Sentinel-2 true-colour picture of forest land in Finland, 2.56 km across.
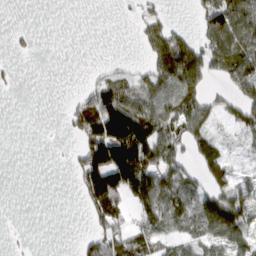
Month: March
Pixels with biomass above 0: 37%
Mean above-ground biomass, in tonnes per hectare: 41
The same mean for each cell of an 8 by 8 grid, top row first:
0 0 0 0 38 4 101 103
10 0 0 0 31 116 78 87
6 0 3 57 49 123 55 90
0 0 95 138 89 97 66 56
0 1 54 155 117 68 61 23
0 0 70 130 119 86 61 35
0 0 13 27 41 31 0 5
0 0 0 0 0 0 0 4
